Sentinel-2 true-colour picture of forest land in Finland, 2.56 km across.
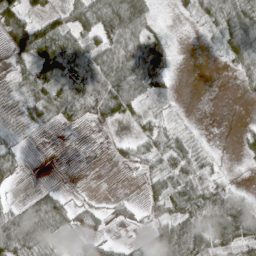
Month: April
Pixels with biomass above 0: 62%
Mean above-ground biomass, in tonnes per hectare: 36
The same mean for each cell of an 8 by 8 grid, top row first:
75 41 49 82 51 9 31 58
57 112 50 70 76 9 2 51
19 84 79 80 54 5 0 13
4 33 58 64 18 3 0 0
12 0 1 9 28 39 7 13
18 0 0 0 20 44 42 2
31 66 26 16 21 37 55 60
80 29 21 16 15 84 76 90
